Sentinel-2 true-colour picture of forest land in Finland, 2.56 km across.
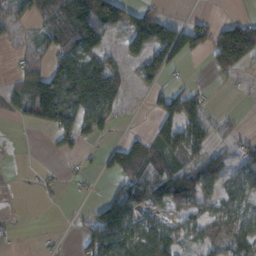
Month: November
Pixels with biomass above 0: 56%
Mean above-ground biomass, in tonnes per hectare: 58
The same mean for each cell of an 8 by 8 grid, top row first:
43 63 159 130 94 19 19 27
14 50 91 31 107 137 75 195
31 91 139 88 49 13 8 23
41 113 97 60 5 87 24 9
2 9 47 35 69 26 19 37
3 12 14 39 110 99 81 62
1 2 5 126 77 63 56 77
9 4 33 141 114 62 56 90
